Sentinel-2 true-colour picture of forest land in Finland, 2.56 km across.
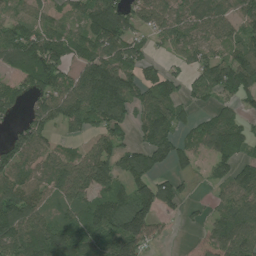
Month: July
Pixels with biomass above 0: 77%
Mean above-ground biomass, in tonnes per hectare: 96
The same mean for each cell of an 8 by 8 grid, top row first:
53 56 84 177 87 103 124 89
145 152 88 119 64 81 88 101
89 115 108 156 79 65 114 153
61 116 145 127 101 84 50 64
106 56 37 92 86 89 80 92
96 92 130 102 98 68 33 89
149 61 98 113 129 49 29 96
150 177 119 147 111 4 52 94
